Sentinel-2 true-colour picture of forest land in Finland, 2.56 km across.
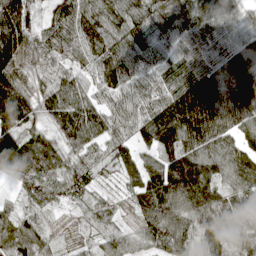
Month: April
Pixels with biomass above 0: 95%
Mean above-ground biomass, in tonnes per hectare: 97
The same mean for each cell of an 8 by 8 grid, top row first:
154 53 111 112 110 106 92 71
145 93 83 113 98 73 88 93
103 60 64 101 74 91 126 148
167 85 121 82 91 169 161 145
177 86 102 96 75 127 145 91
78 94 92 35 120 155 116 119
40 38 38 33 90 113 107 82
113 47 25 69 56 101 82 72
